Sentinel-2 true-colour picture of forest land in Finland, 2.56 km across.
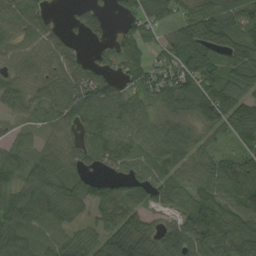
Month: August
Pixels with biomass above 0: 86%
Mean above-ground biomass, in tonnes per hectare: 75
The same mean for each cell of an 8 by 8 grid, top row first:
77 35 43 23 84 54 80 95
71 75 28 49 49 84 85 79
59 63 71 58 71 100 93 87
48 52 102 93 65 108 125 105
57 58 55 80 64 114 45 53
77 116 69 34 42 81 84 113
96 102 59 94 55 44 86 90
98 71 61 87 81 97 125 101
